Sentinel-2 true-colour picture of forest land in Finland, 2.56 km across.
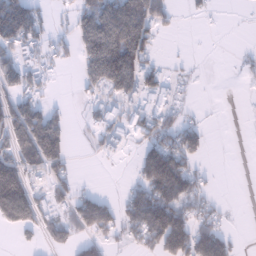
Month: January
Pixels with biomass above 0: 49%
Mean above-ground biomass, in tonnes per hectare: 65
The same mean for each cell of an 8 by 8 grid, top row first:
180 27 72 142 134 20 10 1
105 55 70 177 99 1 0 5
88 29 31 145 108 35 1 6
106 64 11 76 103 53 3 1
81 177 4 70 53 81 28 0
144 63 17 1 92 155 21 0
206 64 95 54 138 115 47 1
15 38 46 30 73 152 134 13
